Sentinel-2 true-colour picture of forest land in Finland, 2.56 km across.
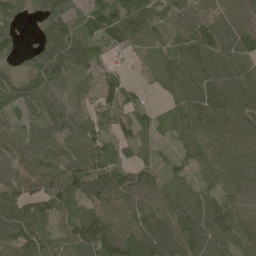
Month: May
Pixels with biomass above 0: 91%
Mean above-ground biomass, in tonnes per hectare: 68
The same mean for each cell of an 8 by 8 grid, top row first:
42 80 56 90 103 66 65 60
39 95 93 59 52 68 81 68
55 90 39 38 15 82 85 86
59 64 32 71 31 55 127 105
57 78 70 55 36 37 89 71
70 88 94 81 58 37 52 66
69 70 62 53 58 65 84 72
71 58 71 77 80 89 79 82
